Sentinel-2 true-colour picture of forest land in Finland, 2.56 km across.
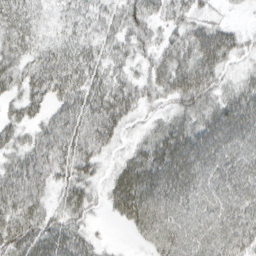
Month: March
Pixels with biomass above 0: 87%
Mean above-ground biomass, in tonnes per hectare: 47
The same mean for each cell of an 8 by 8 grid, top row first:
64 22 40 40 49 35 23 3
53 33 49 38 26 41 68 29
42 61 57 42 29 61 56 24
23 31 58 61 24 36 49 68
33 55 55 28 33 75 75 61
59 47 44 27 77 85 65 65
52 32 46 29 74 63 55 56
67 56 39 3 26 60 59 57
